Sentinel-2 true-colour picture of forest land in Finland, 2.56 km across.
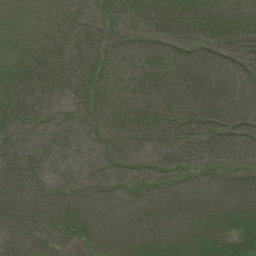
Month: July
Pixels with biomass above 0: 99%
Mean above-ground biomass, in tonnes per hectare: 63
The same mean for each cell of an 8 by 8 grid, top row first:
25 22 40 51 75 62 49 47
32 46 56 48 63 81 85 78
54 56 54 58 74 83 85 74
52 35 48 71 74 72 83 72
53 44 43 65 63 81 75 72
67 46 46 63 62 62 70 71
77 77 64 60 71 76 83 79
67 61 61 78 78 79 86 67
